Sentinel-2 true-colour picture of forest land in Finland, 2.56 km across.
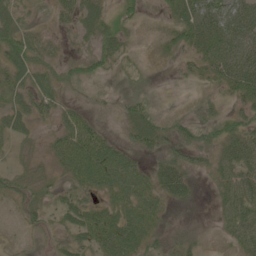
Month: June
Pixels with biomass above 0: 78%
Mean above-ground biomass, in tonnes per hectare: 33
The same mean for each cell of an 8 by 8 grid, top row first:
30 18 42 23 22 39 68 84
44 24 13 31 4 31 49 64
38 29 28 12 9 8 28 70
40 26 28 15 34 9 26 40
17 19 63 33 40 48 47 59
24 23 48 56 37 54 23 47
11 23 41 35 45 22 6 51
4 10 30 54 44 32 15 39
